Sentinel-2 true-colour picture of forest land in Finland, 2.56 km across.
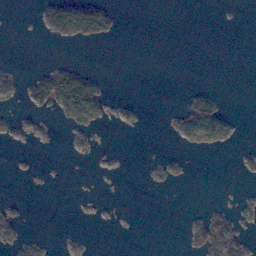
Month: November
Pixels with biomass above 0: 15%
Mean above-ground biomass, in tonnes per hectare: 7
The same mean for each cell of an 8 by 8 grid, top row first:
0 31 60 20 0 0 0 0
0 1 5 0 0 0 0 0
6 31 47 1 0 0 0 0
3 8 37 6 3 13 51 1
2 3 4 0 0 4 21 4
2 0 0 0 2 6 0 2
6 0 0 1 0 0 6 5
7 2 2 0 0 0 37 19
